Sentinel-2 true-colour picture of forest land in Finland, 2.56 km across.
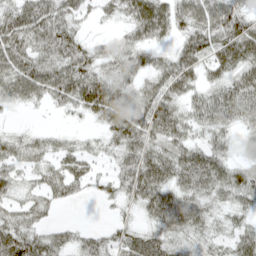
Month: April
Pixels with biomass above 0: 82%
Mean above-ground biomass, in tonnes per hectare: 45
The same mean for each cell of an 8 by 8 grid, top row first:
56 62 27 21 82 60 67 52
56 53 40 23 44 34 53 78
64 65 69 55 38 58 33 55
11 10 33 88 67 46 59 59
31 26 18 31 54 46 39 21
30 36 36 27 71 57 77 45
28 27 3 11 40 70 41 36
72 43 25 27 54 37 30 43
